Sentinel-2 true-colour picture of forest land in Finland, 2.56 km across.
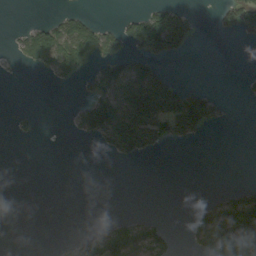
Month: September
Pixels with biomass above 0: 28%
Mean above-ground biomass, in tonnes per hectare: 40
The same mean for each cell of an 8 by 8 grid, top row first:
0 7 33 2 65 85 3 67
24 123 112 52 73 60 0 2
2 12 28 102 142 32 0 4
8 0 39 132 182 146 80 0
2 0 4 67 99 26 2 0
0 0 0 0 0 0 0 0
0 0 0 0 0 0 52 135
0 0 41 107 102 16 106 195
